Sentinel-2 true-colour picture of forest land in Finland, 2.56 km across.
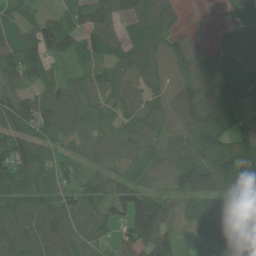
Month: June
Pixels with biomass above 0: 90%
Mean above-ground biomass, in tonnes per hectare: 91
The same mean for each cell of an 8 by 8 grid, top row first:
47 37 59 89 103 54 3 74
98 121 81 79 104 79 28 104
77 68 60 90 89 89 145 113
130 106 95 58 83 110 157 104
116 72 63 74 93 56 134 132
120 83 65 70 63 110 159 180
76 98 102 80 162 65 68 83
107 112 70 46 130 86 85 148
